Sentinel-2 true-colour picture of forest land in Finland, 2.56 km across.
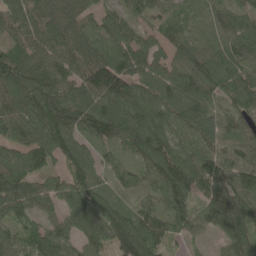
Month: May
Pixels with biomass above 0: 94%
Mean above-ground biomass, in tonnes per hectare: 97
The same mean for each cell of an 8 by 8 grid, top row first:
111 114 105 69 71 69 74 77
84 118 131 108 94 78 82 97
128 107 122 179 96 92 111 95
113 141 135 132 117 102 77 79
83 115 84 76 124 88 93 99
113 69 99 42 71 126 135 115
106 61 114 110 65 89 49 98
72 108 84 119 139 45 30 104
